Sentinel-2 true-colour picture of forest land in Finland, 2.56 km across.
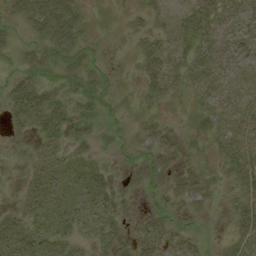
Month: August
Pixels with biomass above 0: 68%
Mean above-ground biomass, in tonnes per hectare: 21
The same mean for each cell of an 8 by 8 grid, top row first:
25 70 27 2 13 15 36 40
17 28 30 2 16 23 34 42
23 19 33 10 19 22 44 36
24 32 23 15 8 3 30 34
1 16 18 10 22 26 11 27
4 17 14 17 31 41 20 29
11 18 15 23 8 10 11 24
20 16 11 20 27 21 4 27
